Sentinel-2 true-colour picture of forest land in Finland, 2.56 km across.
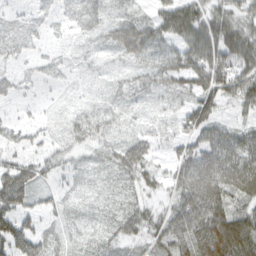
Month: March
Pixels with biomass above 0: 85%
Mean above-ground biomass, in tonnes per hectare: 47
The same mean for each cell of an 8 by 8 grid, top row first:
20 29 77 28 20 91 58 42
38 22 15 38 65 46 91 102
29 22 13 18 35 55 62 84
9 11 21 25 16 24 48 27
38 31 26 32 38 28 20 44
101 39 17 22 43 46 101 82
85 27 18 15 39 64 134 45
120 45 14 24 44 79 155 132
